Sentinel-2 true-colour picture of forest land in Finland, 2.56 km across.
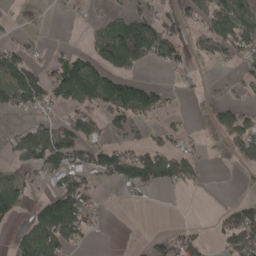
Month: April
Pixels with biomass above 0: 46%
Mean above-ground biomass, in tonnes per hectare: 50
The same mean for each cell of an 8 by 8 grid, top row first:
20 7 15 25 47 62 64 96
50 20 12 114 105 61 63 81
73 80 112 74 13 17 17 34
27 36 56 79 51 20 25 51
44 89 94 51 46 40 25 79
43 43 54 79 109 79 9 8
64 85 94 5 5 0 1 69
48 99 34 2 9 61 20 126
